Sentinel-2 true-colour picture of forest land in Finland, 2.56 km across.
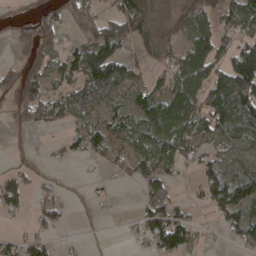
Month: April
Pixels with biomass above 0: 61%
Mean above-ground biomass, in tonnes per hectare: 69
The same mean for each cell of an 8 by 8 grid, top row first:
30 57 81 84 184 98 94 124
42 69 66 130 63 56 122 99
67 85 83 118 45 79 118 180
45 79 66 57 113 140 112 147
3 12 54 74 76 100 62 57
55 12 4 25 65 33 83 74
44 46 6 9 57 68 47 100
42 39 6 2 46 114 11 38
